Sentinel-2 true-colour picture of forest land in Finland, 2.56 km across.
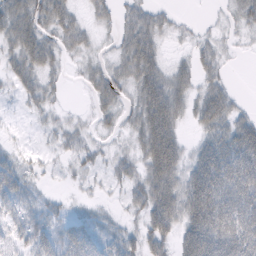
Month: February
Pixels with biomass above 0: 72%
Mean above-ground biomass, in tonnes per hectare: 33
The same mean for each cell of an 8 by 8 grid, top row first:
55 47 16 20 30 11 3 28
45 41 24 15 60 5 18 5
30 22 10 40 55 37 23 0
3 16 6 23 59 47 50 20
4 6 22 10 51 49 38 68
34 6 14 16 42 54 73 70
27 17 5 6 38 60 86 62
21 36 50 24 38 41 82 69
